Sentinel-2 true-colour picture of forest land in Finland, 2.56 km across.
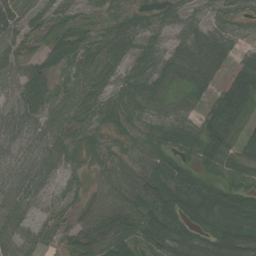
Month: August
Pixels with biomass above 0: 87%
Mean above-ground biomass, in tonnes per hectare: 47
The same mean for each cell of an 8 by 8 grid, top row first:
43 42 30 31 35 39 27 22
46 50 80 77 40 34 65 19
55 61 67 45 57 42 47 69
39 62 68 59 39 27 27 56
35 47 44 27 23 39 58 28
39 42 25 36 49 69 36 33
50 16 29 58 52 69 66 94
47 33 51 72 55 71 57 69
